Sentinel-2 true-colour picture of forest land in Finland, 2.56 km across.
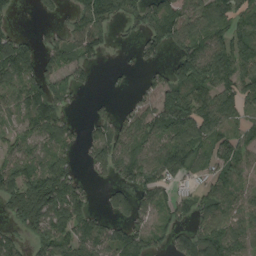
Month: August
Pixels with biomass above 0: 71%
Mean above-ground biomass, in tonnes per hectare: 90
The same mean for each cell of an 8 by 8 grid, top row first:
24 21 81 102 112 114 107 96
131 57 105 24 74 75 112 121
105 86 41 10 26 102 100 126
67 115 11 46 80 139 121 89
67 93 55 136 97 128 98 90
128 166 46 75 121 85 60 71
117 168 100 73 83 78 90 93
70 126 115 121 105 74 143 94
